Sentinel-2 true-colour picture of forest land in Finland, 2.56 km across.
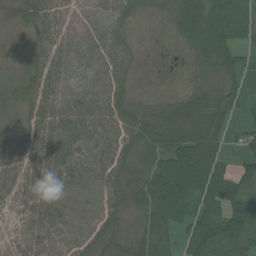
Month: July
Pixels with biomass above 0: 88%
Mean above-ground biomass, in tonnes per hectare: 65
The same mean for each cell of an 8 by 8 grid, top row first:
27 62 9 44 22 76 145 102
4 50 26 55 11 21 134 68
30 62 26 66 8 10 70 48
23 68 74 75 53 85 106 35
24 74 77 70 94 102 103 33
61 86 72 75 79 159 175 81
43 74 45 60 68 127 90 105
25 40 49 47 71 51 117 96
